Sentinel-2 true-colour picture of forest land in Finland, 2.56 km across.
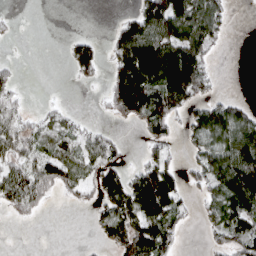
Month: April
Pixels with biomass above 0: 54%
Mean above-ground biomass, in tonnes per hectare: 48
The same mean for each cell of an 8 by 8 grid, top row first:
4 0 0 2 80 110 90 0
1 0 53 43 121 103 54 0
24 0 21 59 108 125 47 0
30 16 5 38 96 57 69 52
54 38 42 36 29 18 75 112
56 77 47 66 66 51 69 141
45 15 12 63 94 59 34 92
0 0 1 48 95 40 16 63
